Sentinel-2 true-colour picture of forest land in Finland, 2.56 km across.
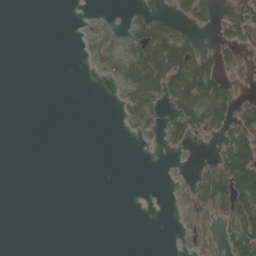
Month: May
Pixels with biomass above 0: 30%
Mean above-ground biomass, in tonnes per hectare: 32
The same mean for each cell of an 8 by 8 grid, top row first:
0 0 2 3 31 35 35 53
0 0 3 20 112 135 24 59
0 0 0 12 138 127 126 23
0 0 0 2 70 73 119 66
0 0 0 0 7 31 9 114
0 0 0 0 0 8 71 162
0 0 0 0 0 23 76 119
0 0 0 0 0 7 37 116
